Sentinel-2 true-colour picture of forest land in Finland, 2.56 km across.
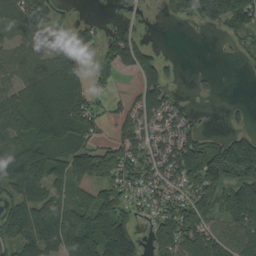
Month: September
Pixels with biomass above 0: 68%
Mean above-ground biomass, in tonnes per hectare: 71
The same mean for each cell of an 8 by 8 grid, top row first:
88 75 9 3 7 43 103 115
59 58 88 89 63 1 0 24
60 91 57 23 66 13 9 1
92 125 123 31 62 51 3 9
99 94 82 55 60 82 62 116
111 99 76 83 70 81 145 137
87 108 71 91 34 81 95 124
78 93 130 137 34 135 78 82
